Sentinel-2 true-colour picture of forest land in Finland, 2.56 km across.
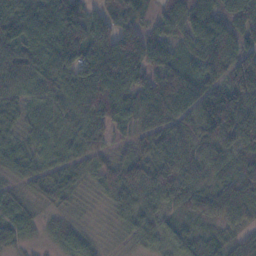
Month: November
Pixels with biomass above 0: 95%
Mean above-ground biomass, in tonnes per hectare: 74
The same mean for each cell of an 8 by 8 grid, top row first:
102 115 108 56 41 82 102 81
71 116 119 117 125 58 94 83
74 93 116 129 77 93 77 109
53 55 89 113 87 93 123 123
54 47 65 42 57 93 77 75
35 64 41 57 86 96 54 65
53 33 20 38 66 54 66 74
43 23 57 13 47 58 45 45
